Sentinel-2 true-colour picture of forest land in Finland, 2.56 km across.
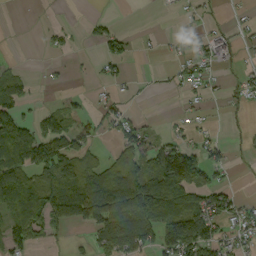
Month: September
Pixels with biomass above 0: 45%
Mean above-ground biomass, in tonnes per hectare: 46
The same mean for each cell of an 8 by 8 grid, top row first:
0 2 1 9 0 7 6 8
0 13 4 39 4 23 50 20
51 5 3 28 3 20 33 18
58 34 23 39 7 6 8 6
106 107 63 22 54 52 40 2
55 67 95 88 100 164 57 1
86 107 136 135 120 77 82 50
65 26 7 90 86 148 102 45
